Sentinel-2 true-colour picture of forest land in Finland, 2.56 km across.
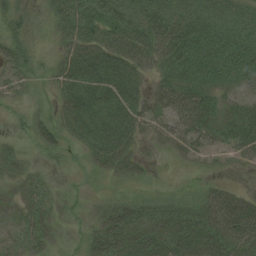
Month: August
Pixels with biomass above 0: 74%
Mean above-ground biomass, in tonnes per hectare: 29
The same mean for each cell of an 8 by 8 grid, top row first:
21 21 54 41 36 37 30 21
35 8 46 48 50 50 34 28
27 15 47 43 19 37 28 22
6 15 52 38 32 45 45 27
12 30 20 48 11 21 23 36
21 10 3 21 12 3 10 4
18 22 9 25 21 26 49 52
20 20 12 44 41 42 56 59
